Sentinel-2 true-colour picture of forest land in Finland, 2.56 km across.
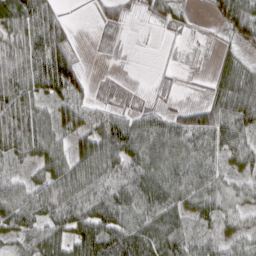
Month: March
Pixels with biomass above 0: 81%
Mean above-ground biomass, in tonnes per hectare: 54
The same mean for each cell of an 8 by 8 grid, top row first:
78 73 3 42 23 33 10 86
61 94 11 13 1 6 5 30
80 95 54 15 2 9 17 70
69 45 58 39 44 36 66 80
61 67 51 92 87 77 57 53
40 58 70 69 88 86 71 34
81 67 68 87 82 65 53 33
36 70 80 97 80 66 43 49
